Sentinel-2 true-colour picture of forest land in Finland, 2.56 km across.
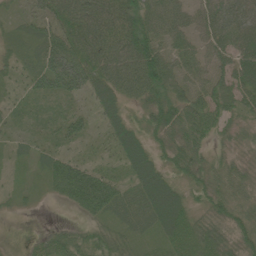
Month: June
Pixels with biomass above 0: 88%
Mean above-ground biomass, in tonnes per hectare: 43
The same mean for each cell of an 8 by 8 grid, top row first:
14 41 58 56 62 60 54 61
26 56 57 63 80 45 42 59
19 61 63 61 87 53 47 55
16 17 21 43 42 56 56 36
14 18 19 28 54 45 29 30
8 42 74 26 68 40 43 38
11 2 43 56 57 71 42 44
1 30 39 48 23 47 49 53
